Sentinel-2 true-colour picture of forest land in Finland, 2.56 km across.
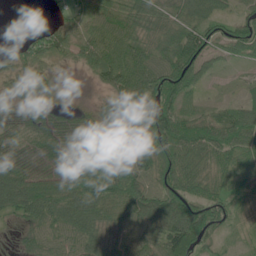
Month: June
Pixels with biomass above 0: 87%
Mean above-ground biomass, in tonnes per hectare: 60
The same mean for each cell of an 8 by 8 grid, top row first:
0 6 26 66 69 57 64 59
22 50 51 81 63 95 76 58
46 35 2 71 94 108 22 13
46 38 21 60 126 90 36 65
42 36 32 63 99 96 91 87
82 37 69 90 64 87 67 70
71 85 91 53 75 99 89 39
15 58 72 56 52 115 54 11
